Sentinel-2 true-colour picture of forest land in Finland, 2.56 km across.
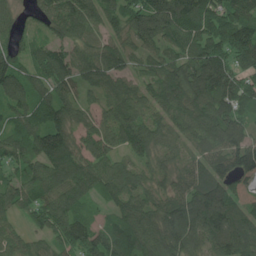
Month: June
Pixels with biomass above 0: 93%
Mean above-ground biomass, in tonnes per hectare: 105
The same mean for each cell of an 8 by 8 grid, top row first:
49 83 140 92 149 177 131 117
63 89 78 75 74 80 137 139
118 116 89 90 67 149 215 118
81 118 61 95 97 115 167 117
77 142 91 86 131 54 91 111
57 106 119 91 57 62 99 120
68 124 74 53 93 125 183 110
65 69 121 112 128 151 119 143
